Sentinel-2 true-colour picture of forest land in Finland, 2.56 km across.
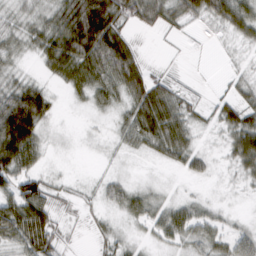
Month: February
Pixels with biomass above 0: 68%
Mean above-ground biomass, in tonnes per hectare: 31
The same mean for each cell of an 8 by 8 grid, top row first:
14 24 89 75 50 32 43 54
15 44 81 91 9 3 2 10
18 15 41 55 54 14 1 14
101 33 3 15 59 46 11 41
89 11 1 6 32 54 4 53
56 16 2 11 2 4 16 14
65 48 10 14 31 30 14 1
43 62 3 18 8 24 30 32
